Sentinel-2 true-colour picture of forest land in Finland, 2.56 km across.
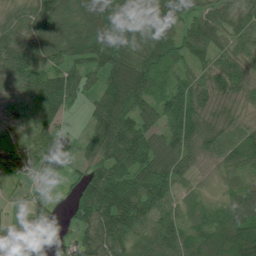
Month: July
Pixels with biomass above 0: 90%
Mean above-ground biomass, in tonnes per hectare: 70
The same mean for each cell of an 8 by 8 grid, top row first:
49 80 85 100 68 59 63 50
82 79 86 94 82 73 79 52
85 104 60 94 100 51 60 73
68 115 12 115 79 83 67 43
44 73 27 118 103 78 69 67
40 46 55 98 87 71 22 40
14 42 107 109 75 36 36 89
74 23 58 97 47 66 73 121
